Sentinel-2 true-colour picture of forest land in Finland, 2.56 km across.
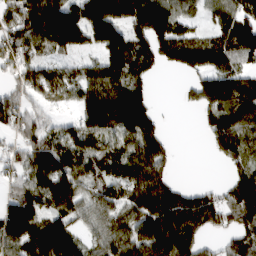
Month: March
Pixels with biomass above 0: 79%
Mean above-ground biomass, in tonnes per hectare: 125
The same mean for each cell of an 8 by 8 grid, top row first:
126 287 184 190 206 137 61 138
147 130 92 149 114 183 160 152
87 132 114 134 77 7 120 137
124 43 102 200 152 4 92 137
72 138 166 115 183 14 43 129
84 164 140 119 154 31 0 97
178 114 105 115 150 209 138 160
173 173 94 129 170 210 43 101
